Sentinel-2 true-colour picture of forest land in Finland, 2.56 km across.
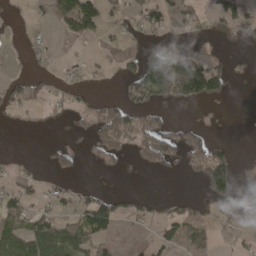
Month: April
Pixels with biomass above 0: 37%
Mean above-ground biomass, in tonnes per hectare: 39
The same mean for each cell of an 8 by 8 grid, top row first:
3 19 157 24 59 33 35 70
4 15 5 12 34 51 9 3
30 18 12 6 137 270 167 5
32 15 16 66 50 5 1 0
0 8 9 46 58 63 63 2
28 16 10 4 3 3 117 25
59 24 53 65 28 26 26 18
88 93 70 33 9 55 34 15
